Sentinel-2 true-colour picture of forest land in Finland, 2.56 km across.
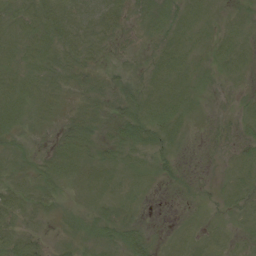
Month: August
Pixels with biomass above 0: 64%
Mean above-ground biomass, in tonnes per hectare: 7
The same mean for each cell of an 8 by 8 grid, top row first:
9 17 10 10 5 11 6 5
9 10 10 4 2 11 6 9
9 9 5 5 6 10 4 3
11 7 7 6 13 13 2 4
5 3 16 8 10 5 1 4
8 16 10 9 7 4 0 7
11 6 4 7 2 0 2 6
12 5 6 9 12 5 6 2
